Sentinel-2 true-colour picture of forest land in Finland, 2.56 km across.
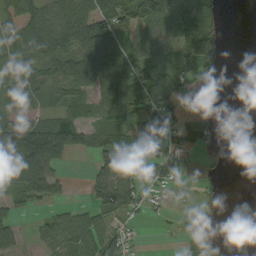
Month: September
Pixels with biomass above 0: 63%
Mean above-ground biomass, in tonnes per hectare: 57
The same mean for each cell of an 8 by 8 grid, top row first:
69 80 82 80 79 98 66 0
75 85 81 97 59 56 58 0
46 61 80 96 81 77 39 0
43 47 48 71 104 69 35 0
156 178 70 83 98 72 44 0
138 105 2 109 69 69 11 0
40 18 17 74 30 16 13 0
43 45 76 76 7 6 34 0
